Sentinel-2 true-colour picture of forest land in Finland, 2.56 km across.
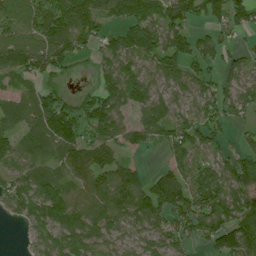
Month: July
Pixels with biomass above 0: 81%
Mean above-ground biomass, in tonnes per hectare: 95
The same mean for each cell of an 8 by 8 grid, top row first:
186 123 153 102 116 121 81 82
178 165 78 93 107 115 72 30
65 54 7 99 81 66 60 66
135 165 76 140 97 98 94 74
87 134 122 115 72 104 91 40
92 81 91 100 52 93 96 129
67 126 92 120 116 108 114 114
1 62 110 48 54 73 71 148
